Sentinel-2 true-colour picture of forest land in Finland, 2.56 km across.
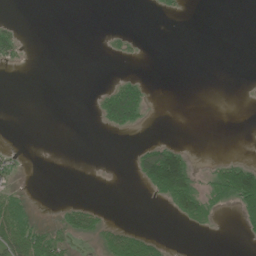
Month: June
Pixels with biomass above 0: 17%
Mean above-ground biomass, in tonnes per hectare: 16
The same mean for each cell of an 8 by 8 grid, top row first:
1 0 0 0 0 5 0 0
25 0 0 5 2 0 0 0
0 0 0 8 13 0 0 0
0 0 0 75 32 0 0 0
1 0 0 0 19 21 0 0
11 0 0 0 63 159 18 106
39 1 28 1 0 46 33 61
74 55 13 46 45 0 0 6
